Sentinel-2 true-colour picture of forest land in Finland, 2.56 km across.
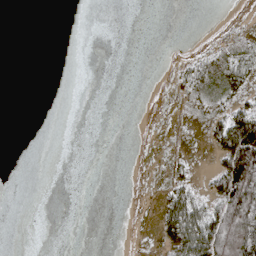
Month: April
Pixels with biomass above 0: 23%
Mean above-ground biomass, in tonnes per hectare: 18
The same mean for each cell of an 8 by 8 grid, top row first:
0 0 0 0 0 0 0 1
0 0 0 0 0 0 12 17
0 0 0 0 0 16 33 42
0 0 0 0 0 2 22 57
0 0 0 0 0 2 18 149
0 0 0 0 1 15 23 153
0 0 0 0 0 87 42 135
0 0 0 0 0 77 123 117
